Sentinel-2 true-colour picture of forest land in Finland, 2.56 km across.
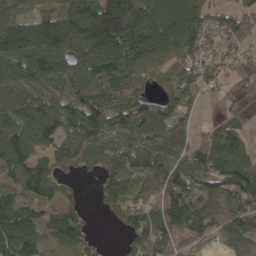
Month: April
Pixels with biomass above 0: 85%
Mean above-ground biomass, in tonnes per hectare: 117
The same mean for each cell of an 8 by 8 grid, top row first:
121 118 189 212 157 148 122 137
153 215 165 189 163 174 112 100
149 124 122 128 78 107 99 71
123 171 171 104 102 95 6 75
183 106 160 90 98 84 105 78
104 111 38 109 79 135 115 187
146 78 47 99 108 127 92 126
134 86 114 8 136 79 22 102
